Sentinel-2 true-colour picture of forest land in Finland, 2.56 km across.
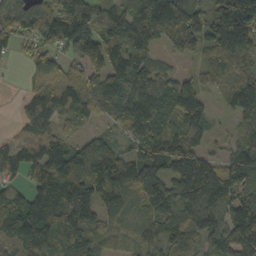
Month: October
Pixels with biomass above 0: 88%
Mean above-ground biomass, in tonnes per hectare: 105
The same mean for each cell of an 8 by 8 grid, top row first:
92 106 136 86 109 180 96 197
46 70 121 135 126 71 72 125
4 109 111 164 132 70 49 84
22 107 90 74 135 132 60 79
69 97 63 60 129 155 47 63
53 132 136 150 133 119 134 157
137 176 157 91 79 89 146 159
142 124 113 48 67 90 89 143
